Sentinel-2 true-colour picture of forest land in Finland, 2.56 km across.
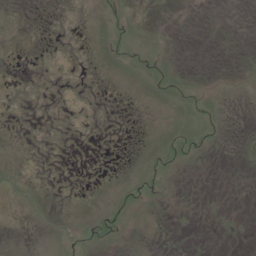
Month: June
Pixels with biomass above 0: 13%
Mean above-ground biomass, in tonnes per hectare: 3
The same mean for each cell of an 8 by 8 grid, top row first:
0 0 0 13 2 0 0 0
0 0 0 15 15 1 0 0
0 0 0 1 13 17 1 0
0 0 0 0 1 9 7 0
0 0 0 0 1 16 8 4
6 0 0 0 9 5 0 0
2 3 0 12 7 0 0 0
1 2 7 10 0 0 0 0
